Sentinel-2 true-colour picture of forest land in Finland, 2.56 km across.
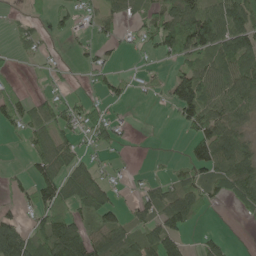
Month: May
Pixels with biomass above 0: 57%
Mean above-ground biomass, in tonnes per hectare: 56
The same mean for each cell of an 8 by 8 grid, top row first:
10 28 32 39 49 108 112 131
17 13 22 21 26 91 99 99
17 19 9 45 20 84 89 111
66 55 58 17 0 54 102 78
3 66 30 38 0 0 118 78
19 88 81 23 15 38 61 104
30 76 69 76 46 96 22 28
142 120 137 87 80 74 32 0
